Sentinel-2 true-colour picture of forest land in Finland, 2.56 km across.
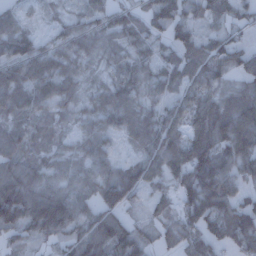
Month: December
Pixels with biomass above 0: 87%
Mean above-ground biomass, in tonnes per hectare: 71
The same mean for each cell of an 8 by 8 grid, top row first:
52 17 38 60 49 75 57 50
85 48 57 46 47 63 62 51
82 95 46 49 59 68 78 46
74 59 44 90 64 66 92 97
82 46 49 41 73 87 106 97
114 75 59 82 83 73 108 62
161 171 78 93 28 54 131 83
41 58 94 108 47 49 68 79
